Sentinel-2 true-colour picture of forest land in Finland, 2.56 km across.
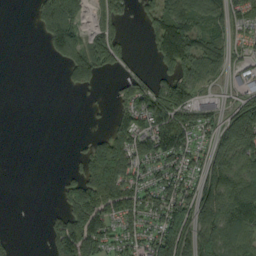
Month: September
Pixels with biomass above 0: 60%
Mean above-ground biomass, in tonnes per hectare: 83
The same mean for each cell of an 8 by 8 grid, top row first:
0 167 107 104 54 144 114 62
0 60 124 134 15 158 88 36
0 0 92 12 52 128 66 38
0 0 1 34 111 143 74 144
0 0 12 172 121 122 61 170
0 0 102 229 69 99 134 154
0 10 157 124 90 149 166 161
13 48 165 66 70 195 123 99
